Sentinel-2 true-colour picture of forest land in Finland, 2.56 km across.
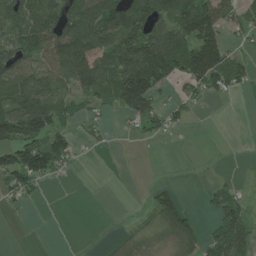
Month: June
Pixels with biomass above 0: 55%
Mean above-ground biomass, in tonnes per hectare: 66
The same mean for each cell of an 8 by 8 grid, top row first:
128 117 132 150 148 120 117 60
100 110 136 130 168 149 140 24
129 101 105 118 200 75 115 61
130 115 44 39 99 38 4 0
109 100 27 7 11 2 0 1
116 69 4 0 0 0 2 5
17 0 0 0 13 84 28 66
0 0 0 12 33 68 55 99
